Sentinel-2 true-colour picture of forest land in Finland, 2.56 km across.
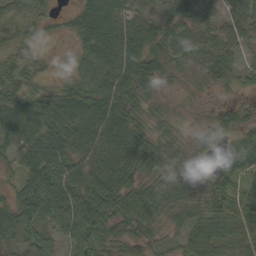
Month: September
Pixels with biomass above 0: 89%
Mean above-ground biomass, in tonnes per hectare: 50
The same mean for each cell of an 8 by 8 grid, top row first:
41 22 49 56 42 37 28 51
43 6 35 59 58 55 54 39
54 22 49 64 56 16 35 33
56 71 73 68 36 13 12 32
47 78 55 63 62 37 27 47
30 90 59 64 49 67 44 57
57 88 89 88 70 50 53 64
44 57 91 52 45 23 63 52
